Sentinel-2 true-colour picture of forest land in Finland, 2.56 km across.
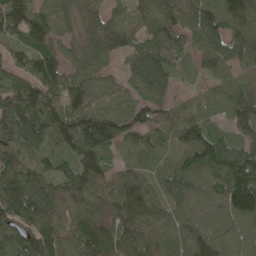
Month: May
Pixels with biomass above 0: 94%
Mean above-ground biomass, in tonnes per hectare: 87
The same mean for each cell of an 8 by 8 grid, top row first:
101 86 83 76 84 100 117 114
52 69 73 101 102 92 93 90
60 87 77 44 119 52 41 53
132 95 96 80 75 48 41 72
105 65 133 83 67 60 99 73
91 80 117 73 71 99 107 132
113 106 85 79 102 78 57 119
116 125 94 92 105 82 84 80
